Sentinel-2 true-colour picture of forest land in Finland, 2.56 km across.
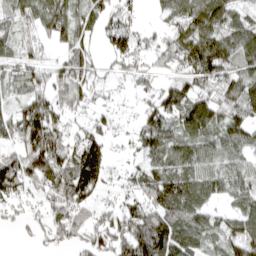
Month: April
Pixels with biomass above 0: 79%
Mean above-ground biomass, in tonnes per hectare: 87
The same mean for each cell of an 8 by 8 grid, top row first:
54 111 72 70 25 89 137 68
49 34 84 75 56 108 136 112
74 77 97 32 50 68 106 122
85 132 52 34 62 103 124 118
76 183 107 37 91 86 79 92
131 132 197 44 84 117 90 80
46 60 89 50 100 115 69 57
8 39 48 106 184 154 66 128
